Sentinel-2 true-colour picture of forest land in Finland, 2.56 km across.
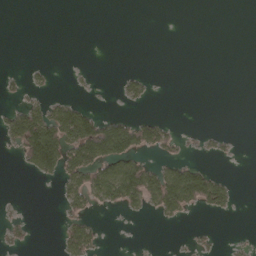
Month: April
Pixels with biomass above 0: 21%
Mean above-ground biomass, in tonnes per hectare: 30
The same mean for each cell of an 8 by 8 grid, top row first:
0 0 0 0 0 0 0 0
0 0 0 0 0 0 0 0
8 13 5 3 37 0 0 0
59 101 93 16 11 0 0 0
58 196 162 179 93 28 15 3
2 43 86 124 101 97 65 1
1 0 34 26 36 66 47 4
12 0 88 0 0 1 4 2
